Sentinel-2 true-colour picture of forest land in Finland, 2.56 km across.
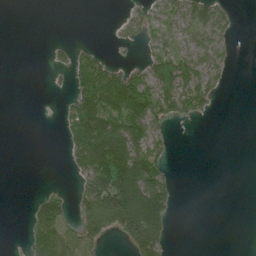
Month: June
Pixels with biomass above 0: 38%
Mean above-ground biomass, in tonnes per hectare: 45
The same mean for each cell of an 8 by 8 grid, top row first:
0 0 0 2 33 38 76 13
0 14 24 13 33 61 98 7
0 7 57 86 69 132 78 0
0 0 98 94 113 60 22 0
0 0 110 168 116 12 0 0
0 0 52 176 129 16 0 0
0 74 60 192 223 31 0 0
0 50 70 22 165 7 0 0
